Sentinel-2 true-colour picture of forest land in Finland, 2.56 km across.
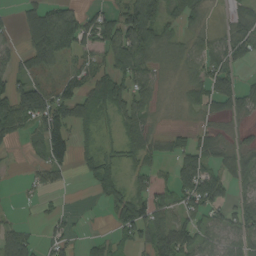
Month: August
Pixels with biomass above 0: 67%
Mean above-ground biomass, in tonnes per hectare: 59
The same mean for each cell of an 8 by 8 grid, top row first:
21 115 74 52 114 65 21 41
35 146 79 81 85 37 52 79
75 43 65 94 68 25 72 36
109 122 72 52 62 16 36 43
24 106 27 14 83 39 65 33
4 47 11 52 71 78 102 50
10 19 5 42 110 62 83 67
86 43 20 30 70 112 46 64
